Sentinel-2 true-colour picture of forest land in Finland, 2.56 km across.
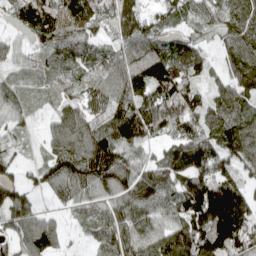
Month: April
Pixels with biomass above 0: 90%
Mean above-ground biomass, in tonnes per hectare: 98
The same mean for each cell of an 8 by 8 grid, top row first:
74 138 82 97 73 59 69 117
57 79 81 65 105 104 42 119
46 50 74 107 125 144 45 103
67 37 110 132 146 152 109 96
33 59 140 153 82 95 111 162
51 88 119 122 102 111 132 65
120 32 60 99 120 110 178 133
88 109 19 100 104 165 166 146
